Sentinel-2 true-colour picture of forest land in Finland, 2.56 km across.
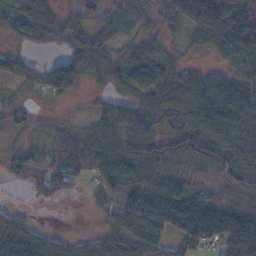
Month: November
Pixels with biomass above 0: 82%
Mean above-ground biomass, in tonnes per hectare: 58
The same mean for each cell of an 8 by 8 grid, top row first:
67 55 40 36 36 79 156 115
23 16 60 33 37 14 51 105
30 63 48 38 74 75 54 60
27 12 9 49 71 89 102 89
21 22 49 63 91 69 99 98
37 59 35 74 63 51 29 67
18 6 1 57 85 121 89 33
75 45 25 62 79 63 72 139
